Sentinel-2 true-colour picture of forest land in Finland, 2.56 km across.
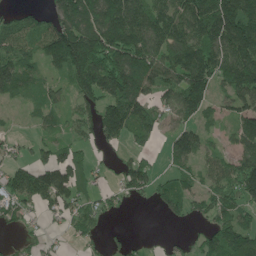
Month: May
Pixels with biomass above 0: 71%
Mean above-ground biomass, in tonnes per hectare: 103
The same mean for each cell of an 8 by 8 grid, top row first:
54 82 190 194 147 143 198 214
97 134 247 201 176 174 165 223
133 53 139 185 157 122 139 171
12 71 80 146 109 90 65 93
34 62 61 50 39 106 48 89
95 168 119 23 120 75 70 154
80 71 81 34 8 69 83 104
28 33 39 16 11 18 81 126
